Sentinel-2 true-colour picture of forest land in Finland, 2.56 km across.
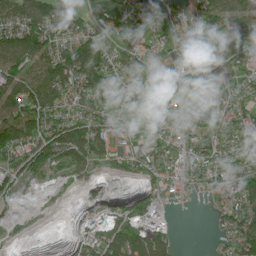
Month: June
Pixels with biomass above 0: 73%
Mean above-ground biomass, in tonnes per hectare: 72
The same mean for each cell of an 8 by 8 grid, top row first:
121 125 53 84 74 53 86 109
117 94 131 74 64 58 45 79
98 134 131 75 55 43 44 58
131 105 78 58 74 65 30 67
129 109 128 78 72 90 77 78
47 29 48 26 57 82 69 66
15 7 21 40 81 15 15 88
14 0 61 118 145 37 3 117
